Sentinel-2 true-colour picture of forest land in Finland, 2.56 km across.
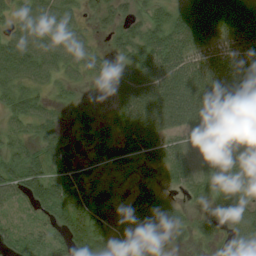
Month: August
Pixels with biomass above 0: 84%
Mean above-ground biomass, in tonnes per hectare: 45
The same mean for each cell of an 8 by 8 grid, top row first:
37 61 27 31 31 41 69 54
68 61 48 21 56 59 45 54
49 34 20 25 70 73 73 68
42 32 16 18 78 72 77 78
30 43 18 37 65 45 88 74
48 55 35 11 22 36 58 69
18 42 52 19 52 29 21 54
29 30 59 52 27 16 25 38
